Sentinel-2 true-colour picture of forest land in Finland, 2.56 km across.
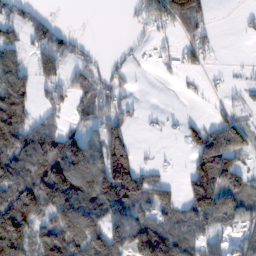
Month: February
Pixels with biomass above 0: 62%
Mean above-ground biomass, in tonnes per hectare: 82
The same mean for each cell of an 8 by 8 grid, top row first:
82 37 0 0 77 139 51 13
58 122 42 7 19 46 62 0
107 74 71 59 1 16 13 17
148 62 53 81 14 7 15 39
126 141 96 128 5 10 163 113
126 161 129 207 88 13 192 98
213 115 137 117 68 92 165 101
162 121 126 134 154 102 58 61
